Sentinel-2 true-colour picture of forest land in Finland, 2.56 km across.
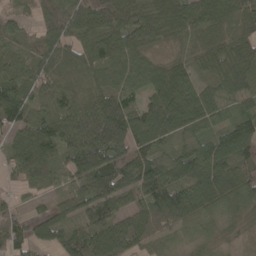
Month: April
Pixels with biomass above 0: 93%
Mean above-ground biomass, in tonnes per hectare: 72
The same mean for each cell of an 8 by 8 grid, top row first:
23 106 98 107 85 93 79 77
31 67 64 82 58 17 48 63
60 65 35 62 69 94 42 75
81 57 84 118 85 118 74 51
65 92 117 156 78 48 73 95
35 54 86 136 120 76 100 90
32 31 69 81 70 88 72 48
69 50 79 104 51 32 22 9
